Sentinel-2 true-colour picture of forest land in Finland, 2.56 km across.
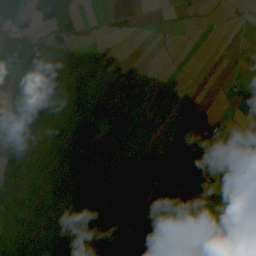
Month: September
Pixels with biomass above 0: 59%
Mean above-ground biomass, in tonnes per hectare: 63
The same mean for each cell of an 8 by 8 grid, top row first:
68 83 29 1 1 3 0 3
43 20 64 34 0 0 0 9
11 140 108 116 119 59 0 19
87 115 86 168 140 105 16 13
67 84 123 75 67 53 101 8
106 71 132 108 116 61 60 6
111 107 113 117 85 29 12 8
169 135 126 75 62 3 0 0
